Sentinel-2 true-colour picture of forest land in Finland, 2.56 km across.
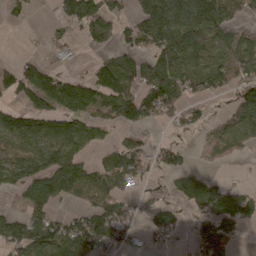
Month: April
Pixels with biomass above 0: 61%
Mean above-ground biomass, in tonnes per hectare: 86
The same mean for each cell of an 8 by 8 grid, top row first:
25 5 129 86 137 201 187 54
2 27 16 59 77 145 124 129
99 110 70 144 119 124 116 114
65 97 118 77 109 78 28 129
80 115 104 52 53 42 43 66
98 145 121 121 58 69 45 7
36 94 48 77 37 54 119 125
116 156 142 84 16 23 109 28
